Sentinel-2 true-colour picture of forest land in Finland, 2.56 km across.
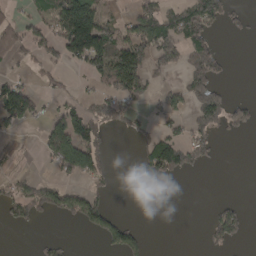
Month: April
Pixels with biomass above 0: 37%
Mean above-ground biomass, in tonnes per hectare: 59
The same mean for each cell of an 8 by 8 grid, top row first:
29 67 216 38 113 97 138 22
82 68 182 150 117 125 96 0
37 31 12 118 79 18 124 0
132 29 66 67 22 54 140 60
26 94 150 18 55 100 64 3
23 16 74 27 23 51 3 0
73 73 94 31 0 0 11 34
0 17 0 75 34 0 34 29
